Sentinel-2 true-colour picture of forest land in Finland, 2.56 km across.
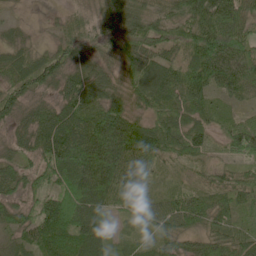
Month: May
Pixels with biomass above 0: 93%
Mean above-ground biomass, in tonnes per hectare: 68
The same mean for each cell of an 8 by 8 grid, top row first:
10 9 33 79 90 78 110 73
44 27 57 58 64 49 122 95
60 70 81 56 88 76 88 77
54 61 88 94 56 67 46 27
44 101 110 169 126 69 43 87
62 77 143 112 38 12 40 50
51 81 115 51 39 71 71 55
32 77 91 36 20 56 59 66
